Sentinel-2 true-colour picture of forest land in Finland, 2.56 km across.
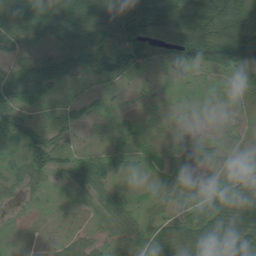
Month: July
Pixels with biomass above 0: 66%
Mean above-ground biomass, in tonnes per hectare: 54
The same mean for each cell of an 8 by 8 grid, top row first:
80 93 109 104 181 157 207 173
42 33 88 66 60 90 179 170
84 58 26 38 11 5 8 25
66 10 22 14 9 4 9 10
41 80 12 31 13 15 27 21
41 51 50 29 14 34 20 68
12 5 24 55 23 48 76 99
4 8 30 30 44 66 83 106
